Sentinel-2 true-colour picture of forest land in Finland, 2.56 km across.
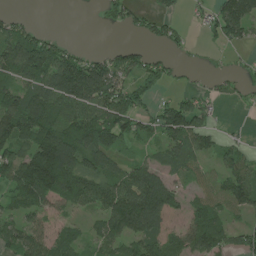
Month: July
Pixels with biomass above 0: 68%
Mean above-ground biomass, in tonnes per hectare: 86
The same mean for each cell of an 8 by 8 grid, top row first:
30 0 0 36 41 35 42 132
165 110 23 21 35 33 12 34
99 134 193 154 92 20 20 29
163 160 110 170 61 131 58 9
135 183 148 102 39 108 54 34
142 248 146 95 113 54 38 96
87 73 50 120 192 58 82 63
91 78 39 91 117 76 135 57
